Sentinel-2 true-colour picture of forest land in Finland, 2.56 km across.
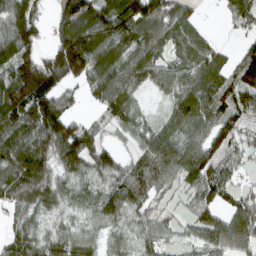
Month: March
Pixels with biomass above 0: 85%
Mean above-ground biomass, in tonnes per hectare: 84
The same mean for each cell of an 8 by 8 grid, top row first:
115 39 124 129 120 92 3 86
123 52 149 103 94 59 71 26
144 149 70 110 86 90 89 82
129 137 25 74 24 55 88 90
136 126 117 40 64 101 107 82
126 84 72 81 115 91 99 38
62 58 58 85 71 40 94 83
65 57 66 45 59 38 84 104
